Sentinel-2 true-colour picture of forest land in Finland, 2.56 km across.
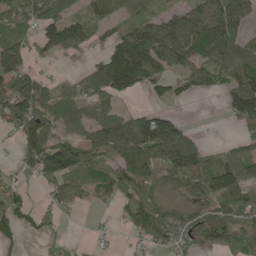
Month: May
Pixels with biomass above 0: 69%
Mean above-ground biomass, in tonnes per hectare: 85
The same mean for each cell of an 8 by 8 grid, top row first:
115 102 57 43 57 75 137 89
120 70 77 100 181 152 138 88
110 49 64 170 119 65 74 118
161 118 69 69 56 27 0 120
51 128 96 148 162 172 14 48
28 122 90 83 134 109 120 104
83 47 35 28 118 46 70 89
39 19 5 13 53 65 72 69
